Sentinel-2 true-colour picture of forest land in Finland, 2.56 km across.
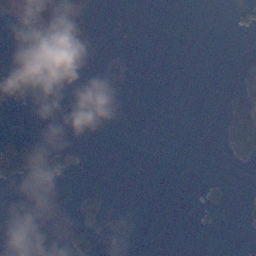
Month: November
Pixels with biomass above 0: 10%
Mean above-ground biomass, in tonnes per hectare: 9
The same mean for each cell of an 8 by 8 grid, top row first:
15 88 51 0 0 0 0 7
0 17 32 0 0 0 0 1
7 0 0 0 0 0 0 15
4 0 0 0 0 0 0 63
65 32 5 0 0 0 0 56
35 33 4 0 0 0 2 0
0 0 19 7 0 0 10 3
0 0 21 0 0 0 0 0
